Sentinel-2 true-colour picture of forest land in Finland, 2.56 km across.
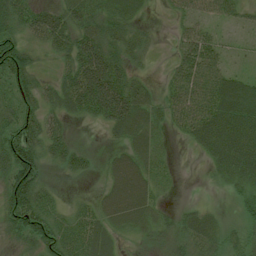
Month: July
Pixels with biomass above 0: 84%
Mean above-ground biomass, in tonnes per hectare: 47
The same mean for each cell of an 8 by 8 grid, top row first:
72 68 59 49 13 23 41 28
62 43 78 51 30 29 57 10
56 18 96 99 20 49 79 44
51 36 51 95 57 51 82 81
77 59 16 21 46 8 67 89
92 26 28 41 51 11 11 61
79 52 30 56 57 15 15 20
26 68 71 35 17 31 46 32
